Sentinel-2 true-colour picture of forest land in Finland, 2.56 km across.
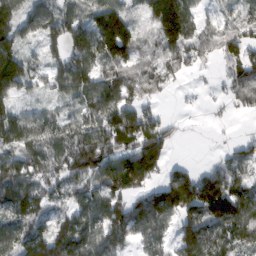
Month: February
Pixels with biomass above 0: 82%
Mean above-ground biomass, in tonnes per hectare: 83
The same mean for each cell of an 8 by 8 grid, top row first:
85 79 75 132 53 169 35 49
87 48 114 154 49 106 67 87
125 56 115 81 85 27 5 74
74 43 75 114 70 5 7 22
90 89 122 110 121 22 2 36
118 97 88 112 109 77 77 77
84 58 84 90 99 124 158 132
94 117 130 100 62 71 124 96
